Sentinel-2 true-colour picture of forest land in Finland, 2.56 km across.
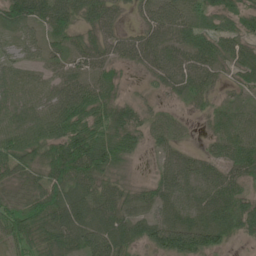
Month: June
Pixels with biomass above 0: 90%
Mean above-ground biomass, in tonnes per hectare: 51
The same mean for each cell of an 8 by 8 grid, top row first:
71 62 44 41 29 57 36 40
28 36 36 42 62 55 58 44
45 34 43 33 17 46 42 32
67 66 74 56 33 18 27 29
73 77 92 69 31 36 18 53
47 67 79 39 7 63 43 42
61 85 69 61 36 51 59 58
72 71 69 95 52 76 65 25
